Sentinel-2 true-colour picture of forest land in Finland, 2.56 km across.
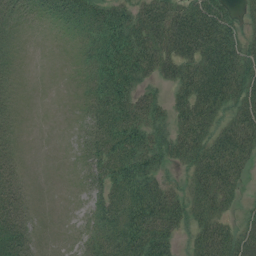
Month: July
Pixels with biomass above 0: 74%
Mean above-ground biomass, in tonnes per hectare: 40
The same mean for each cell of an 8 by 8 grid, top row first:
20 16 44 49 53 66 70 23
13 1 19 60 60 69 73 57
10 0 11 65 37 48 77 74
13 0 12 61 56 38 55 56
18 0 13 57 58 55 56 67
34 0 10 51 62 14 70 35
54 1 5 51 76 56 54 19
67 5 13 55 76 33 66 55
